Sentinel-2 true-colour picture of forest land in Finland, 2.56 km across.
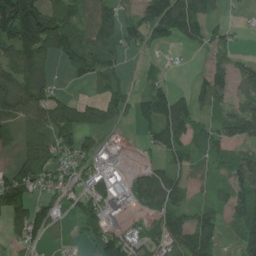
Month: July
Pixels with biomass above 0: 72%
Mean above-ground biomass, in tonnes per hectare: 87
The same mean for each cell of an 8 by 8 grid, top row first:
245 151 88 98 108 207 86 10
116 119 112 88 55 36 53 21
140 69 40 64 34 10 91 69
130 155 124 103 82 140 60 70
58 127 109 41 37 103 86 75
101 82 73 102 65 78 51 103
128 77 73 95 65 100 64 99
67 42 21 124 73 110 103 61
